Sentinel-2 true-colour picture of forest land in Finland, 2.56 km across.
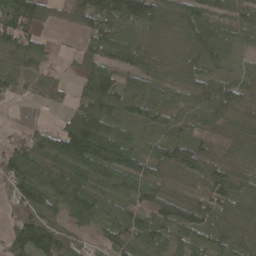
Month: April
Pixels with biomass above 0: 86%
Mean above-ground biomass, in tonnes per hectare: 78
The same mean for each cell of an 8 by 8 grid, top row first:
124 53 99 147 120 79 62 54
92 26 34 96 79 45 103 48
63 53 41 81 74 67 82 57
3 12 88 93 72 58 87 102
44 82 139 122 40 81 59 92
107 102 84 79 89 74 96 78
74 80 94 37 79 98 80 82
112 130 44 76 111 72 76 65
